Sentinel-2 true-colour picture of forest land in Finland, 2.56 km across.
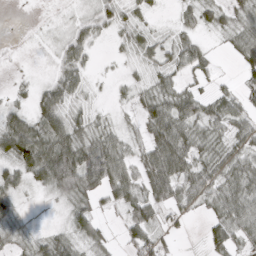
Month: March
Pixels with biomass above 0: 78%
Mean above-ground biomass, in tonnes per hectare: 34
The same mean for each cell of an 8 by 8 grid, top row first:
1 2 20 41 19 15 33 39
2 7 45 8 35 47 18 36
6 20 39 9 18 30 19 25
24 59 26 11 33 57 39 37
78 68 57 42 32 67 33 31
34 64 85 66 47 59 38 45
23 5 39 20 46 34 25 54
27 34 33 16 52 17 30 39
